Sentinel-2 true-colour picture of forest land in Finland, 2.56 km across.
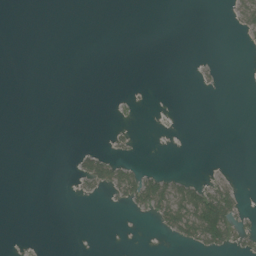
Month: July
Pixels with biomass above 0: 11%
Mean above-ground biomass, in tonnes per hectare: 8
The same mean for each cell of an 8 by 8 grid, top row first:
0 0 0 0 0 0 0 24
0 0 0 0 0 0 0 2
0 0 0 0 0 0 5 0
0 0 0 3 1 0 0 0
0 0 2 7 0 0 0 0
0 0 27 50 34 17 9 2
0 0 0 4 32 66 106 26
0 0 0 0 0 20 61 21
